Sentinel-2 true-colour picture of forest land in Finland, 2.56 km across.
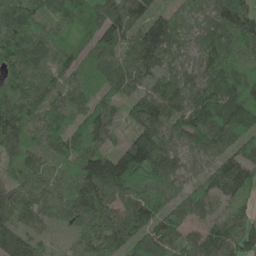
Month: May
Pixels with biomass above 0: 97%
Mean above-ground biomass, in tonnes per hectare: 96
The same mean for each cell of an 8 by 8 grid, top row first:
148 80 98 118 104 59 71 121
119 89 69 87 138 77 91 54
98 73 48 76 70 97 97 86
126 75 71 65 137 97 145 125
67 66 88 49 170 77 96 104
52 70 120 180 137 85 78 135
106 61 105 95 140 83 57 55
115 39 75 118 143 98 103 140
